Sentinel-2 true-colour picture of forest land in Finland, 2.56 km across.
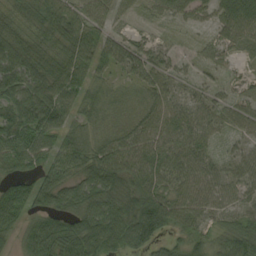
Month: September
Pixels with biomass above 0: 92%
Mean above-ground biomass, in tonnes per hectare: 55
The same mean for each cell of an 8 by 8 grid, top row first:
50 68 51 37 16 37 30 84
68 51 71 51 31 13 26 33
78 77 65 31 45 31 16 13
55 100 52 45 53 57 46 42
76 65 67 58 68 64 40 27
55 58 57 79 74 60 60 47
90 59 65 74 91 66 54 40
42 107 100 77 70 31 31 71
